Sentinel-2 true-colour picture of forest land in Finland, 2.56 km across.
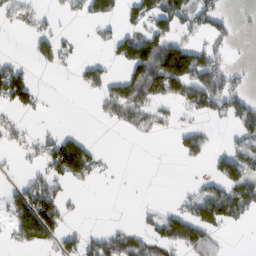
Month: February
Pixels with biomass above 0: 41%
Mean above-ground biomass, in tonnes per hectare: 46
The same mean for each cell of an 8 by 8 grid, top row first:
24 16 26 42 74 81 60 7
9 55 11 33 110 128 51 3
108 3 30 48 120 153 110 25
40 4 0 38 51 24 53 74
29 49 71 0 4 29 44 41
8 61 63 6 0 0 34 92
99 129 6 0 8 25 107 71
40 55 48 56 44 87 51 0
